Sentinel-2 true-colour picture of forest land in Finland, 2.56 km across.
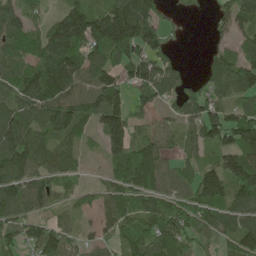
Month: May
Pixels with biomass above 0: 81%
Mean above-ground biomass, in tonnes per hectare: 98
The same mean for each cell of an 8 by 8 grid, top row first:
89 55 140 185 173 10 21 106
87 183 138 175 125 27 23 59
97 164 139 101 120 95 60 131
116 117 110 162 49 56 118 72
128 74 37 100 103 35 96 143
119 84 27 66 151 75 111 187
108 56 33 75 111 110 126 101
81 136 43 41 131 104 57 91
